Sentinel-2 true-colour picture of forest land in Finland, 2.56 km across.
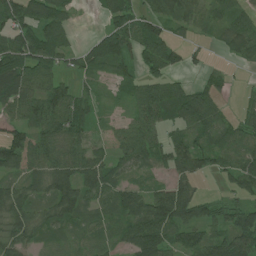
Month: July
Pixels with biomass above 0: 81%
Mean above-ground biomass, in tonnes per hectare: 62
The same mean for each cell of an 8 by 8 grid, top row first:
85 87 9 65 55 69 55 55
100 107 42 99 73 53 18 67
90 67 31 34 57 33 26 6
59 75 53 11 71 80 81 30
83 72 55 39 87 70 56 76
52 75 88 53 30 46 35 72
80 60 80 69 98 121 44 63
62 44 38 40 117 50 67 93
